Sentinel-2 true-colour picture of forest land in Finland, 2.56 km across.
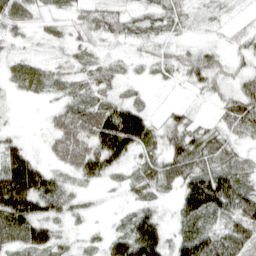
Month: April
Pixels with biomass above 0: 81%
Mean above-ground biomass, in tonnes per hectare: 58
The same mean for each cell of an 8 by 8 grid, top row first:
63 28 38 56 54 57 20 8
16 15 31 23 38 32 30 30
40 49 39 27 13 21 60 44
5 19 76 104 56 29 8 88
41 29 90 169 85 76 80 37
183 82 67 43 51 79 109 86
157 86 22 6 49 46 119 101
74 69 17 62 162 52 93 93
